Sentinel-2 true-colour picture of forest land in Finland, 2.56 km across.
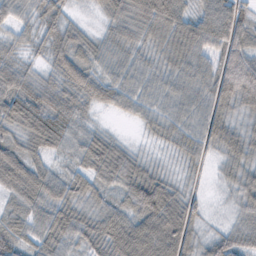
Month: February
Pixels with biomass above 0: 93%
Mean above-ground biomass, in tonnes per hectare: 49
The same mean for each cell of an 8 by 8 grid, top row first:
40 50 10 49 90 76 83 66
29 41 50 46 38 64 56 63
58 30 74 50 41 46 49 103
42 43 41 23 36 39 54 39
34 39 48 51 10 37 45 56
46 47 45 65 63 17 9 40
32 61 39 48 82 63 14 36
50 55 44 88 101 81 37 44
